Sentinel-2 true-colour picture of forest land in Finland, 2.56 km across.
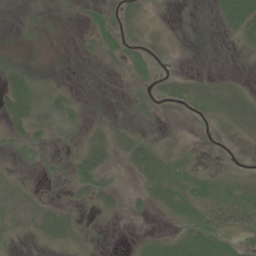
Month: June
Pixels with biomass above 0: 41%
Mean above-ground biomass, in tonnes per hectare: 12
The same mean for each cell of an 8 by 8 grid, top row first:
0 2 3 10 5 2 3 69
1 0 4 11 9 1 0 7
25 7 0 0 9 12 15 7
39 23 9 3 3 2 9 34
16 9 13 23 20 4 1 3
5 5 25 8 15 19 15 8
16 12 6 12 7 19 25 29
4 10 7 0 9 25 44 15
